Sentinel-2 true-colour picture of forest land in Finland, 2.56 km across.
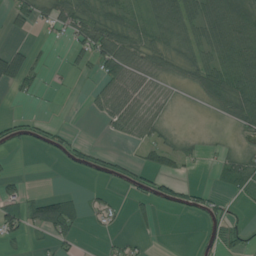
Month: July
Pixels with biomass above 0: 50%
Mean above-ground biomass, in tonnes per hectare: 37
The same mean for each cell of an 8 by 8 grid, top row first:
39 59 74 69 70 123 78 81
25 6 46 87 58 68 72 91
62 7 8 56 38 30 75 95
4 2 1 55 54 11 16 83
20 26 23 4 43 29 8 17
13 0 7 33 36 38 5 69
38 70 15 19 18 34 33 5
24 21 12 12 8 0 18 35
